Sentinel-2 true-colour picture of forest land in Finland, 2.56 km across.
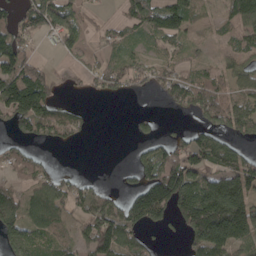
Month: April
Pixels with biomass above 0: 63%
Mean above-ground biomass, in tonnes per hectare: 87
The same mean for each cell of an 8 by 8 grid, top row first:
74 167 60 15 117 117 23 117
126 20 54 44 36 53 17 60
197 88 36 95 68 99 84 71
152 118 33 0 15 31 114 140
50 39 15 0 44 73 129 56
50 65 33 2 103 175 115 176
96 131 71 99 195 127 260 203
95 93 76 162 60 7 211 125
